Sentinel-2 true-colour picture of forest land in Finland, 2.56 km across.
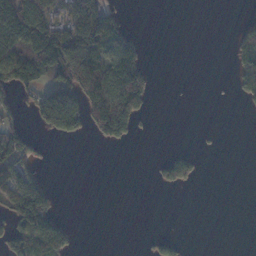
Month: November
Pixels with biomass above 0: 32%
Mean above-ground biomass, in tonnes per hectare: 56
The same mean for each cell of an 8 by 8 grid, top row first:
222 122 109 81 0 0 0 1
151 219 185 152 31 0 0 50
149 102 217 161 95 0 0 63
43 181 146 233 58 0 0 5
83 5 4 44 0 0 2 0
74 21 0 0 0 82 1 0
110 104 0 0 0 0 0 0
86 130 8 0 8 19 0 0
